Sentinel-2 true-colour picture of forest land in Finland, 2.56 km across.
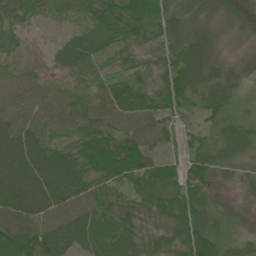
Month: June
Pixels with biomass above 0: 93%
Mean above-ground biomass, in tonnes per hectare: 49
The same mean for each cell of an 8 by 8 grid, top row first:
46 22 33 69 67 38 24 22
30 15 61 39 34 52 34 15
44 23 33 38 32 71 47 15
54 54 48 59 54 40 35 15
79 53 55 70 50 28 34 50
90 94 79 73 75 64 50 18
90 65 56 45 46 70 44 11
100 87 62 65 36 52 75 26
